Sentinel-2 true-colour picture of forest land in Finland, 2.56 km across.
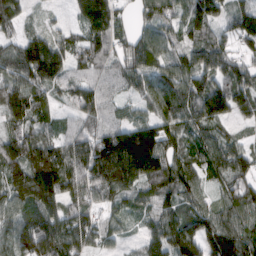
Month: March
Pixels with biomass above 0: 91%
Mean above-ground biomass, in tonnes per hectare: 103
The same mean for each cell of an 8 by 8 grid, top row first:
95 13 65 104 71 83 152 115
81 121 76 81 111 62 119 64
112 109 87 73 92 125 122 118
124 61 93 59 47 111 131 73
118 91 113 184 222 91 99 58
130 145 141 173 151 112 73 109
87 111 97 63 62 84 77 109
99 169 132 50 61 139 129 141
